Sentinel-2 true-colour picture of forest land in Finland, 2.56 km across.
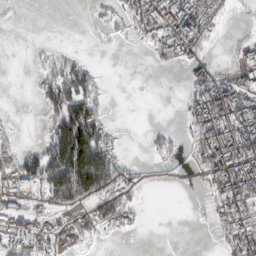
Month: March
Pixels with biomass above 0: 46%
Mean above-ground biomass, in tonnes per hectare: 57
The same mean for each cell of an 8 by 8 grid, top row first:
0 0 0 35 98 119 91 8
0 15 5 5 28 110 24 51
0 69 97 3 1 6 87 83
3 47 139 6 0 3 148 145
41 101 193 56 10 28 126 165
120 120 177 105 13 3 82 149
77 59 69 92 20 0 27 117
71 47 48 8 0 0 3 103
